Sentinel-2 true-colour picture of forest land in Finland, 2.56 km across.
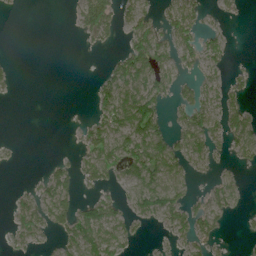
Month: June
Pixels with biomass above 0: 45%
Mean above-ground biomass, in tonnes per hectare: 41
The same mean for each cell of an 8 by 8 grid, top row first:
2 0 47 55 47 54 15 13
0 0 2 11 85 61 36 0
8 0 0 72 101 58 20 20
0 0 0 95 139 38 53 67
5 0 23 81 119 59 57 54
0 36 47 38 100 60 15 15
28 73 55 54 95 97 60 27
28 17 89 79 12 29 41 6
